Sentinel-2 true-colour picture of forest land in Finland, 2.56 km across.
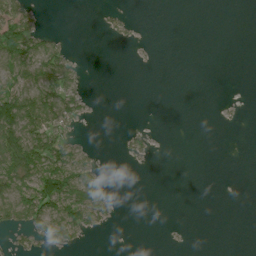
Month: July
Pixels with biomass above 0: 27%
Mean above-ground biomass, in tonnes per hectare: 24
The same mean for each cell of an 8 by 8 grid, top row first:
79 2 0 14 0 0 0 0
92 61 1 3 2 0 0 0
72 87 18 0 0 0 0 0
105 93 33 0 0 0 0 2
113 78 27 0 20 0 0 0
100 94 91 4 0 0 0 0
89 86 92 25 0 0 0 0
15 43 22 0 0 1 0 0
